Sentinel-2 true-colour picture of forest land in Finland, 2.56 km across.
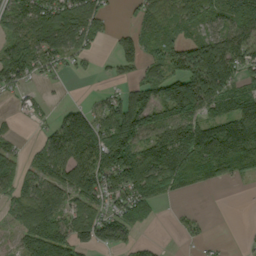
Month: September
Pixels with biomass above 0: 71%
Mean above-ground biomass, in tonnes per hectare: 89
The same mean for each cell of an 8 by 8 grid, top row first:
89 122 113 30 72 75 63 111
88 107 70 24 94 84 138 114
86 25 8 21 73 151 254 77
18 17 95 88 158 175 87 101
31 88 170 166 99 146 181 179
84 112 140 130 156 113 73 61
78 121 85 79 96 7 3 1
43 175 96 100 24 12 17 5
